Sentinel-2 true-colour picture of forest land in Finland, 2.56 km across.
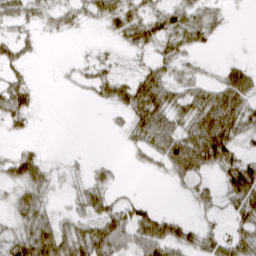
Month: March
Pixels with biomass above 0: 66%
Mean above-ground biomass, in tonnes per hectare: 35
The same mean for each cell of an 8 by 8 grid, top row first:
47 30 27 44 48 49 35 1
42 0 3 12 37 43 12 1
36 0 21 56 57 39 22 59
55 0 0 16 65 50 78 67
8 2 0 1 40 68 82 31
49 36 15 17 4 33 26 69
38 32 29 41 32 2 22 47
51 87 55 76 63 52 34 43
